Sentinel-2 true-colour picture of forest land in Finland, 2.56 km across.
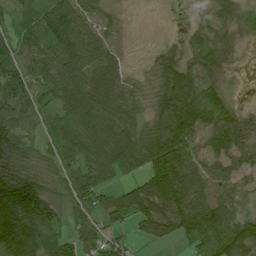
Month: July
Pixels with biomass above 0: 84%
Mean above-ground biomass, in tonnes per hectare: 52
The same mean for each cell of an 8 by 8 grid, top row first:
26 57 54 12 0 0 18 27
43 56 81 23 2 16 45 16
70 45 67 55 11 63 37 1
58 43 86 81 23 74 68 28
48 41 86 99 66 85 29 48
69 46 72 42 51 89 46 34
146 85 48 58 66 72 95 41
94 59 57 41 21 30 74 83
